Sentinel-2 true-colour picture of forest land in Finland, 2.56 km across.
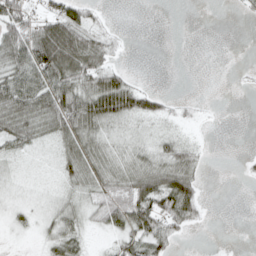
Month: April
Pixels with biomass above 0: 59%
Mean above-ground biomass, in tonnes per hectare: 30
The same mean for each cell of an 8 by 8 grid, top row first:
76 47 48 5 0 0 0 5
73 98 77 27 0 0 0 0
62 66 63 61 5 0 0 2
65 67 81 72 42 15 3 0
36 14 52 22 16 32 3 0
7 4 38 37 63 73 6 4
12 12 24 54 75 81 9 0
4 22 27 18 58 27 0 0
